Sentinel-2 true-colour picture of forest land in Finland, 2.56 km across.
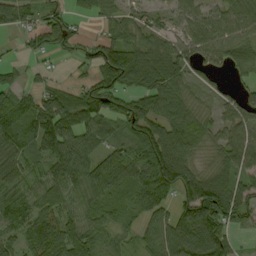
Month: September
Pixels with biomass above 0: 84%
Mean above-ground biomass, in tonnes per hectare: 72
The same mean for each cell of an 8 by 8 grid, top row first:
96 50 26 46 40 44 61 72
11 58 45 105 77 66 74 63
34 20 27 113 108 91 29 28
87 104 80 98 112 85 36 69
83 106 84 57 114 114 55 82
62 70 84 96 93 119 73 57
63 70 66 59 72 60 128 89
47 68 110 57 57 105 136 24
